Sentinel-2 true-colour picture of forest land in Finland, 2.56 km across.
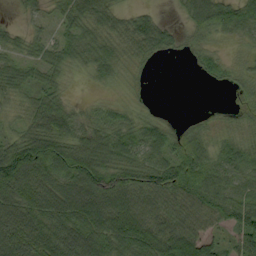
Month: September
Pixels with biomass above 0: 83%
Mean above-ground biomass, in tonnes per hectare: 57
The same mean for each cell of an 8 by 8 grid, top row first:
8 22 59 48 39 11 90 68
39 37 54 48 52 27 33 14
56 41 10 28 12 0 17 31
28 74 24 33 21 1 13 35
65 95 67 74 63 67 51 44
134 87 126 97 77 86 70 42
99 88 118 110 75 67 60 67
102 78 105 82 84 101 57 32
